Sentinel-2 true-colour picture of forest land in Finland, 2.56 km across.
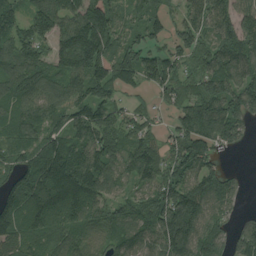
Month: August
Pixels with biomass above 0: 88%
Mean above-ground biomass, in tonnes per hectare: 131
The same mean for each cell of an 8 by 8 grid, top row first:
86 160 167 141 103 66 122 132
152 108 258 153 114 113 112 155
159 132 146 187 107 124 161 145
120 136 126 105 60 93 164 139
154 134 125 112 106 126 137 40
124 189 201 110 99 119 147 27
157 209 185 95 111 249 113 41
124 133 104 89 97 213 176 103
